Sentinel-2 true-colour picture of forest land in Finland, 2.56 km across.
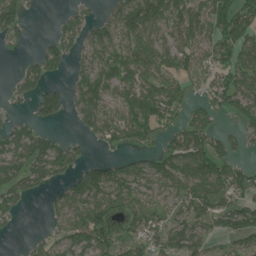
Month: July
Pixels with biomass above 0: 67%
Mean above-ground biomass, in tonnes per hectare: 66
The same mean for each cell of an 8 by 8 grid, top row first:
85 1 42 50 138 80 89 87
13 46 49 80 84 76 70 86
32 49 42 75 77 68 54 94
13 75 64 53 101 52 61 73
90 70 24 49 42 71 94 40
79 73 72 81 60 92 103 76
48 19 87 81 78 63 82 91
4 40 80 78 70 100 61 68
